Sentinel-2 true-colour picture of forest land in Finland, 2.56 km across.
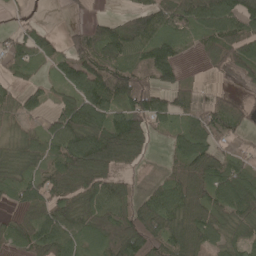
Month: May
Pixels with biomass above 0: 76%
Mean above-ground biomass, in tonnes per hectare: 68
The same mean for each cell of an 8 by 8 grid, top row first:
14 3 6 31 85 79 105 100
53 44 64 116 88 50 48 69
27 23 100 112 66 64 5 23
40 30 103 76 119 52 68 34
35 70 139 136 54 43 90 16
53 65 105 64 9 54 112 74
41 67 86 90 70 101 99 91
57 102 64 88 133 105 76 53
